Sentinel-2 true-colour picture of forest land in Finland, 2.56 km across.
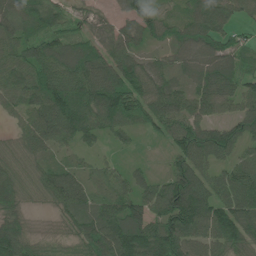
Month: June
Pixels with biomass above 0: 95%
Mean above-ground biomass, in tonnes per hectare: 74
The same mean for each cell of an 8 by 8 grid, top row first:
79 75 28 36 79 46 98 43
68 74 68 76 44 66 85 47
73 102 103 112 86 62 98 69
47 114 104 103 71 84 57 67
47 71 46 25 9 66 109 69
71 73 52 45 38 90 65 92
55 28 77 85 87 128 101 91
96 32 71 132 127 126 93 67
